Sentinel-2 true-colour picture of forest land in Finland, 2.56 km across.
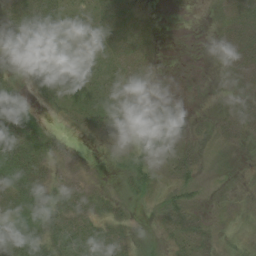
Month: August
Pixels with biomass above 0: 73%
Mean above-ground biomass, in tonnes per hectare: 21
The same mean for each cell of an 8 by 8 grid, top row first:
41 47 17 42 14 0 2 40
16 15 19 28 25 0 6 37
16 10 45 18 15 1 4 30
35 7 21 24 21 14 7 35
45 25 7 20 28 18 16 15
44 20 16 5 29 24 4 10
30 36 24 22 3 27 6 13
46 34 23 24 5 16 23 16
